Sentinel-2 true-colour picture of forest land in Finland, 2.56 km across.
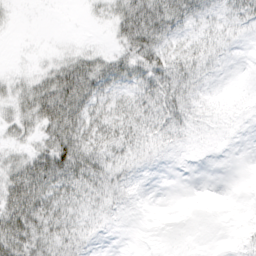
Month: March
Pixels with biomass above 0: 71%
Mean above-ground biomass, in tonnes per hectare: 21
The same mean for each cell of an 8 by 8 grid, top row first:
2 0 1 25 63 38 17 21
1 2 9 13 47 16 17 4
13 32 58 35 43 34 10 2
23 50 39 24 28 33 10 8
15 35 42 27 21 16 8 4
43 58 40 24 7 2 1 0
57 35 18 17 3 1 2 3
54 30 20 3 1 3 1 8
